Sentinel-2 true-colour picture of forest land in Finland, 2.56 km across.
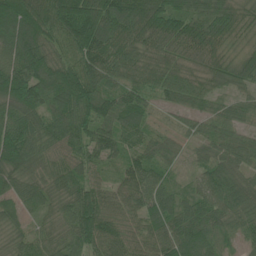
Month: June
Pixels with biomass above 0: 97%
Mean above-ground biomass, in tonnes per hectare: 73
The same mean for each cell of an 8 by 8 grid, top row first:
90 97 152 110 112 96 79 58
96 81 120 99 64 60 70 38
138 110 120 57 62 71 51 60
94 73 100 71 64 40 45 42
117 65 79 70 62 57 46 55
65 56 62 33 85 28 63 61
41 42 94 65 73 64 69 70
38 49 91 87 66 84 61 45
